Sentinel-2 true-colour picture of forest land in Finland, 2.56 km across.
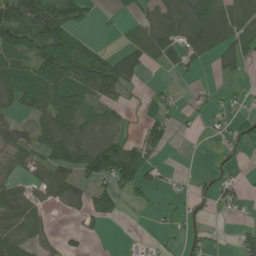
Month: June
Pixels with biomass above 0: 56%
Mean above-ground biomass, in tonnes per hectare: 48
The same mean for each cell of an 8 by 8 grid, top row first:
92 93 52 7 42 89 98 79
70 101 64 13 71 67 76 60
93 122 95 84 18 11 3 15
42 99 84 40 25 21 20 21
53 94 98 79 52 7 4 34
30 61 62 96 54 7 15 12
66 31 37 41 12 11 15 21
81 31 19 0 13 11 22 26
